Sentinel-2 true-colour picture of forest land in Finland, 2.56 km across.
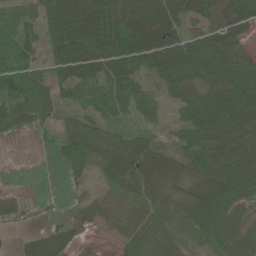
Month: June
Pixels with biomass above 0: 81%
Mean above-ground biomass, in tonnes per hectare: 56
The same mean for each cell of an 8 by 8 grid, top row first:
50 66 98 103 73 57 64 82
89 46 110 129 109 95 85 52
80 62 70 87 50 81 62 111
60 45 37 59 56 32 114 111
2 13 78 58 42 35 71 59
0 0 16 44 36 23 60 127
9 3 12 11 31 13 95 74
5 34 18 11 35 31 54 52
